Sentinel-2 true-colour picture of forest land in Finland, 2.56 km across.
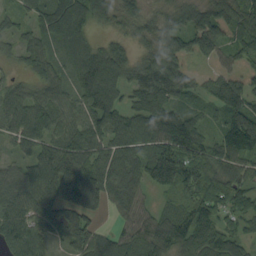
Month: September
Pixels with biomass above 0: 92%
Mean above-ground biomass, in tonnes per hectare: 96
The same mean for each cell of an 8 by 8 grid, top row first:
53 105 111 59 51 58 87 107
44 77 104 66 51 88 81 69
33 82 108 111 101 97 45 66
97 101 81 112 104 106 48 117
58 85 130 95 103 146 81 160
70 142 194 128 123 184 116 87
96 125 148 68 59 97 120 77
93 70 94 94 116 143 132 76
